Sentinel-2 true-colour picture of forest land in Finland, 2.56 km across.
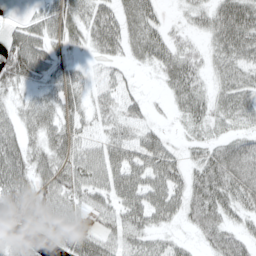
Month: April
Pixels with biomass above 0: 79%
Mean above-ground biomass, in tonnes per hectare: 48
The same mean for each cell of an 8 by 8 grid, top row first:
12 68 47 61 57 8 42 89
79 57 22 54 53 38 28 66
65 48 34 27 5 53 25 47
34 54 39 41 27 18 41 47
56 60 53 60 67 16 30 39
68 63 68 74 71 56 67 65
66 71 39 58 83 50 67 46
34 31 62 46 44 21 34 46
